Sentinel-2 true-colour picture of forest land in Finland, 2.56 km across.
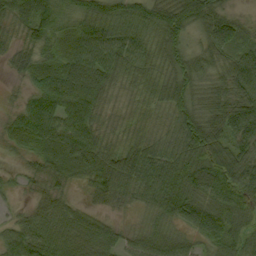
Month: September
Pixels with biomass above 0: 94%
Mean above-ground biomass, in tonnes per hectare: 60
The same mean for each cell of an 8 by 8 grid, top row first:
65 82 72 78 69 80 72 29
42 56 73 73 48 58 62 61
18 75 92 54 38 61 48 86
29 75 77 25 26 56 63 96
39 81 93 37 45 57 107 69
14 51 59 68 63 79 102 82
14 49 32 21 28 66 89 88
65 73 73 48 49 47 59 55
